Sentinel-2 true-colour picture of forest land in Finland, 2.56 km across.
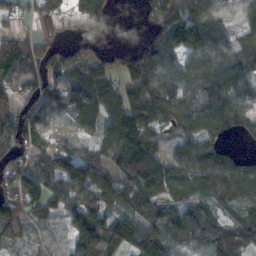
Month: November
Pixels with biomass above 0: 81%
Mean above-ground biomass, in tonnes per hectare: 88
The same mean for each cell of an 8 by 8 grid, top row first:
47 88 72 59 26 111 130 57
99 68 51 25 57 115 135 70
87 75 93 69 86 83 111 105
82 111 131 122 132 104 123 92
89 52 48 108 147 58 75 18
121 95 68 82 150 80 105 106
115 70 105 80 104 67 55 62
52 20 124 110 143 100 110 81
